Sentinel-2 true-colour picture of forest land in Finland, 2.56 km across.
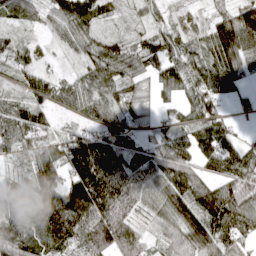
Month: April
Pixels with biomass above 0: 89%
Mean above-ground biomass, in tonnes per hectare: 80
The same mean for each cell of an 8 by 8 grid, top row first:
34 38 123 38 37 17 26 109
65 23 47 80 62 58 75 135
40 56 45 77 46 82 82 58
72 41 45 69 41 44 82 24
69 91 98 110 43 89 103 48
31 119 138 154 67 126 55 97
82 169 170 156 52 115 136 108
145 90 91 157 70 73 140 55
